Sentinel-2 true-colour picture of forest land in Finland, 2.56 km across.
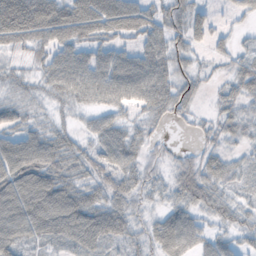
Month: November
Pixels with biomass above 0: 82%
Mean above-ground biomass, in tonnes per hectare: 50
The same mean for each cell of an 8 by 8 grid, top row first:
123 50 71 92 68 28 26 26
41 63 55 53 58 40 24 17
32 52 83 83 88 46 15 40
46 23 24 42 40 29 13 29
76 77 31 74 30 6 23 22
89 81 40 54 32 42 53 20
101 110 89 57 18 41 40 33
73 50 67 48 33 73 39 28
